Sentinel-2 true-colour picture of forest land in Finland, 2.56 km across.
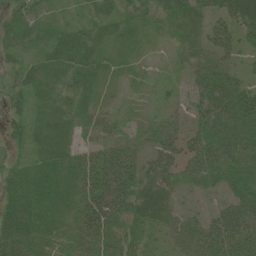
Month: July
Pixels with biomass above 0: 84%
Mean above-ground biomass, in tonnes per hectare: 27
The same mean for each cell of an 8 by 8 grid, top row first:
26 11 8 15 23 24 31 46
22 16 24 9 7 11 27 33
14 14 23 9 9 8 29 28
17 14 23 18 7 17 36 53
15 22 20 32 20 32 37 48
24 35 41 60 37 27 40 44
34 30 41 49 33 28 23 55
40 27 29 21 18 23 46 57
